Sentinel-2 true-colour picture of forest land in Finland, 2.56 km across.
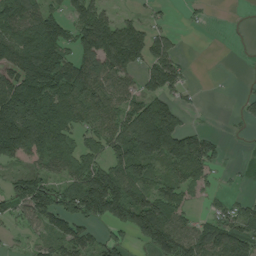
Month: July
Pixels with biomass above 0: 67%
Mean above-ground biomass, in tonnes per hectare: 92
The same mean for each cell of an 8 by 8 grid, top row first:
149 103 95 51 28 6 10 0
156 190 119 186 130 41 0 1
128 198 161 120 67 76 2 3
206 207 126 98 145 101 2 19
180 156 71 105 174 154 81 2
56 74 116 144 103 75 51 5
60 131 135 137 139 95 20 50
13 61 91 54 82 132 105 131
